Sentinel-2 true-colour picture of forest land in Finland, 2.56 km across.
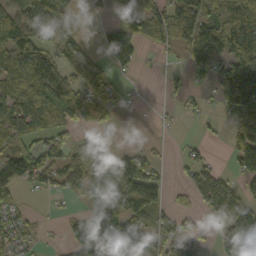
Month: October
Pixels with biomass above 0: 61%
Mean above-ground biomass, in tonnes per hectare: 65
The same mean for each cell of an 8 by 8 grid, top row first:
101 86 6 28 123 109 85 56
112 53 31 130 43 46 114 105
85 113 52 34 2 17 30 188
101 69 56 23 2 8 12 95
42 56 43 39 10 6 15 77
99 59 73 162 122 7 65 69
34 4 27 153 104 30 47 91
48 7 100 173 107 86 22 74
